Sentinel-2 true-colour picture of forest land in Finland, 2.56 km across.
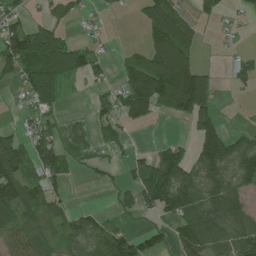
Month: July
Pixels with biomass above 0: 57%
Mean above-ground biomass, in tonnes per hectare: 61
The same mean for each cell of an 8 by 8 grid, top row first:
42 34 29 5 45 79 25 14
122 132 47 7 53 125 1 9
46 119 26 20 167 166 79 35
7 45 3 51 104 73 93 0
77 72 16 24 1 34 121 69
107 75 10 14 78 130 102 86
90 66 20 19 58 102 95 61
64 45 54 91 68 59 100 76
